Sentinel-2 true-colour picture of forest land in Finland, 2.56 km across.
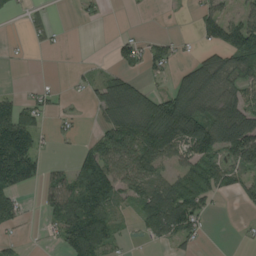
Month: August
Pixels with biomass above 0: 54%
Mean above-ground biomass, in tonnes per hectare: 62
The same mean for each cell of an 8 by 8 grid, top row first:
10 19 17 1 1 5 62 51
6 18 0 21 51 35 42 112
3 12 17 69 35 51 90 72
97 37 11 97 119 169 88 118
182 13 22 93 109 94 124 122
134 44 115 124 98 63 83 62
68 51 168 67 79 149 34 12
22 10 143 53 24 56 5 10
